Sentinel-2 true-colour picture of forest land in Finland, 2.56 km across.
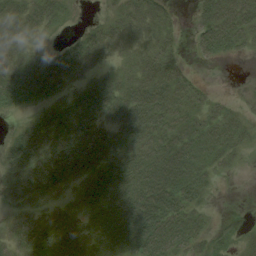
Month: August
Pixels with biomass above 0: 76%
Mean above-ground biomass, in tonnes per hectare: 33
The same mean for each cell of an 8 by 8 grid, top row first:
36 33 2 16 38 9 37 49
29 7 29 23 24 13 30 22
40 40 21 26 45 31 2 0
15 21 44 39 61 43 19 11
32 48 58 41 52 45 35 20
32 54 39 56 52 49 23 2
18 20 41 72 67 54 11 0
33 57 43 62 67 39 18 14
